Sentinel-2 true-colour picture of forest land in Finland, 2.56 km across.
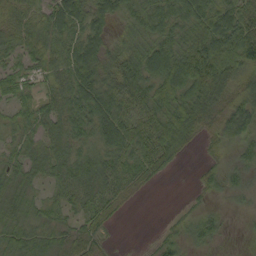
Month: September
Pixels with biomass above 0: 84%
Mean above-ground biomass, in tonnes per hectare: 44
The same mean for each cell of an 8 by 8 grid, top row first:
50 45 46 32 54 51 64 68
43 54 48 38 56 52 85 88
42 39 51 62 62 77 96 54
30 49 46 52 55 65 63 59
35 48 40 48 64 63 16 30
36 41 63 57 39 6 21 24
40 36 43 32 1 2 15 10
47 38 43 6 1 30 28 4
